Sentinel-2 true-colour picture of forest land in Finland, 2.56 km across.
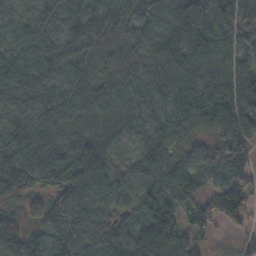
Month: November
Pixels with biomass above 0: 95%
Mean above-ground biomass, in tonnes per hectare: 94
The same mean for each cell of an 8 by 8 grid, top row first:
70 76 121 106 64 89 104 88
95 90 98 73 74 96 94 65
106 89 84 66 86 126 127 102
84 103 90 71 77 146 126 109
130 119 97 61 82 79 57 80
179 99 182 101 95 107 66 73
53 72 107 78 84 76 60 105
130 102 147 124 147 114 21 16
